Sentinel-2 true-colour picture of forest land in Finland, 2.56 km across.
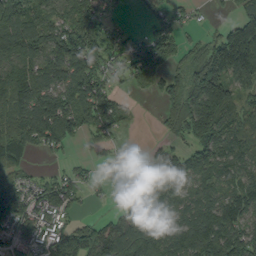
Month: September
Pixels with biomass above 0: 76%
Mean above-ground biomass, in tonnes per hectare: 100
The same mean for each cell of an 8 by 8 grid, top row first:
164 90 125 44 47 47 9 76
136 134 170 54 98 91 83 232
119 103 165 57 38 64 229 106
120 157 141 134 3 113 223 81
135 98 23 30 6 44 163 102
65 40 56 34 76 118 102 92
152 110 34 16 79 84 111 112
77 102 158 127 144 141 173 135
